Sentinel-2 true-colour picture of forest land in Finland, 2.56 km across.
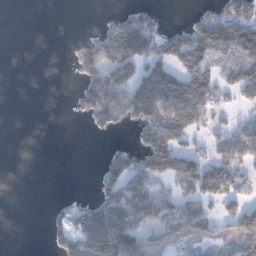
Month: January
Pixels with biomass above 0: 44%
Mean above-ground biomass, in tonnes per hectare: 60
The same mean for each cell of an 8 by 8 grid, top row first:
0 0 0 24 51 0 69 131
0 0 43 129 124 124 145 137
0 0 48 116 117 99 107 108
0 0 43 115 127 118 69 26
0 0 0 13 66 100 44 88
0 0 0 80 79 88 109 65
0 10 46 98 76 85 60 51
0 23 73 172 90 53 49 127
